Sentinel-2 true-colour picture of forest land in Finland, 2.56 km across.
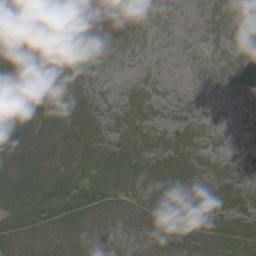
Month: June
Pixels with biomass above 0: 86%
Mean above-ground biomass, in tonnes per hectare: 43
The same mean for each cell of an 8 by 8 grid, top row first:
62 73 58 40 17 4 17 22
73 81 46 19 5 0 6 25
102 67 35 4 4 1 3 28
113 77 50 13 15 3 3 5
103 80 67 48 33 25 10 4
98 87 58 40 27 32 25 14
82 91 84 55 38 42 51 48
79 73 59 37 40 49 48 69
